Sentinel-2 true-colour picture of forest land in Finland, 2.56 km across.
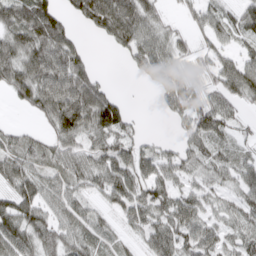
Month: March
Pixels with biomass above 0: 80%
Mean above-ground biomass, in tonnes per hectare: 54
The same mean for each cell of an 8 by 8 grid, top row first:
77 95 53 103 71 13 47 52
76 94 38 22 68 42 31 32
86 90 84 11 18 54 30 76
9 64 101 97 3 39 74 28
41 38 53 67 35 23 49 22
71 43 55 81 66 50 44 48
84 54 41 33 75 78 39 43
80 58 43 28 43 75 60 52
